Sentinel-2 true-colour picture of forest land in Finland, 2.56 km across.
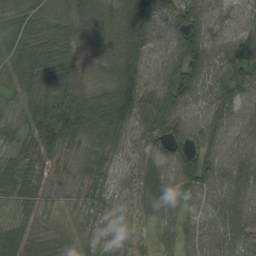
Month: August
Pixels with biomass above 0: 95%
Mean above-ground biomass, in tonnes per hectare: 61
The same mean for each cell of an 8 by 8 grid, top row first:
40 54 60 56 97 77 71 35
51 77 34 46 78 86 97 63
53 70 40 53 86 90 95 85
29 71 93 100 93 87 73 62
50 71 35 57 65 71 70 70
65 20 12 28 79 81 95 93
29 18 17 42 38 51 73 94
55 34 13 35 20 45 77 83
